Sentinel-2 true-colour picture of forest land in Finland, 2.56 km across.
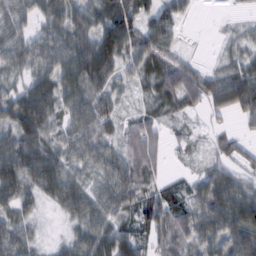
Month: February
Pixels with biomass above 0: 87%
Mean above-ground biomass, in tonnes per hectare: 54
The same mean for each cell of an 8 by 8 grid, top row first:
57 50 56 80 66 55 0 7
60 60 76 95 78 36 1 22
29 63 87 48 34 79 51 89
74 69 70 43 25 28 36 68
77 56 58 37 82 15 14 27
82 78 43 62 66 16 60 41
43 15 61 55 68 66 84 91
62 10 59 78 47 54 71 112
